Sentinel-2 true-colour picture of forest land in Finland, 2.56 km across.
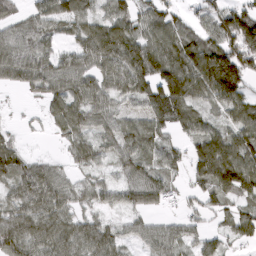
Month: March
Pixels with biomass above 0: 82%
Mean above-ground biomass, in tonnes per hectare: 68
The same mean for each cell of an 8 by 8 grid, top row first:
43 71 79 72 54 54 57 121
71 52 67 116 100 102 100 148
46 73 74 78 105 164 137 114
5 39 72 53 41 104 48 74
32 4 52 58 77 37 104 96
70 60 26 29 73 36 89 115
64 80 39 45 57 18 36 46
92 77 81 65 46 52 41 43
